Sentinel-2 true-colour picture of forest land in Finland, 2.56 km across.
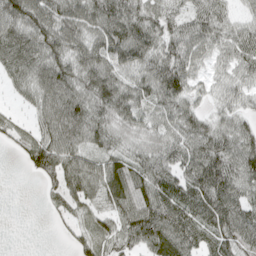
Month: April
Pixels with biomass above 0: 87%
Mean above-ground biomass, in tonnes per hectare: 63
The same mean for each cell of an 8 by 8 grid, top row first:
84 69 67 76 69 48 62 31
83 78 66 82 82 76 61 62
45 85 64 64 70 96 31 51
15 71 82 83 57 74 37 47
28 73 59 51 52 67 89 83
0 53 75 78 88 74 103 85
0 14 34 51 106 95 94 82
0 0 38 45 90 98 68 83
